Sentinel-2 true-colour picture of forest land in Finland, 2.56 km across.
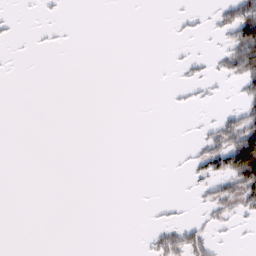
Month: February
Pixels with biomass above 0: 13%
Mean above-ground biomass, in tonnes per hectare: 10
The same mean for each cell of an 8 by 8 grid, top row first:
3 2 0 0 0 4 8 71
1 2 0 0 0 2 2 91
0 0 0 0 0 4 13 34
0 0 0 0 0 3 2 28
0 0 0 0 0 1 28 96
0 0 0 0 0 1 33 87
0 0 0 0 1 4 18 24
0 0 0 0 5 38 27 2
